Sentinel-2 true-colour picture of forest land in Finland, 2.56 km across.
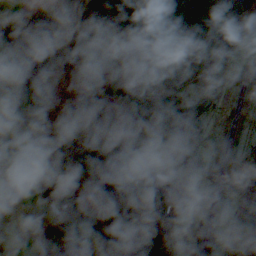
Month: October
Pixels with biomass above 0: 62%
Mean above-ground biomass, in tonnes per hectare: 55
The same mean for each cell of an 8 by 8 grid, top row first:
76 152 135 62 97 112 92 25
160 170 103 29 62 29 59 7
93 85 26 20 36 44 28 0
147 46 51 21 44 45 17 0
43 33 88 43 6 22 2 1
85 87 60 157 80 4 0 3
27 49 21 133 88 4 0 17
2 61 72 121 103 1 0 64
